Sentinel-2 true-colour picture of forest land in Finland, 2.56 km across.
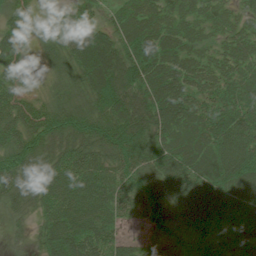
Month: July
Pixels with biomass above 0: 93%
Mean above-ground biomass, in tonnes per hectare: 71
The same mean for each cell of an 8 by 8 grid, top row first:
59 17 58 45 77 49 46 34
68 39 95 92 109 57 28 59
54 26 74 126 109 73 43 70
72 70 81 110 116 84 69 76
77 69 73 93 97 78 66 83
71 71 85 71 71 76 67 99
45 65 89 72 67 92 108 92
19 76 103 64 20 26 51 98
